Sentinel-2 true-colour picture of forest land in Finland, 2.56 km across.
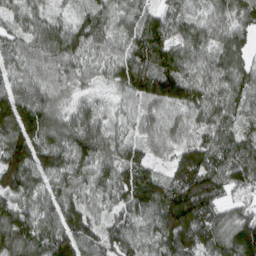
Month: March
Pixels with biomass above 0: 97%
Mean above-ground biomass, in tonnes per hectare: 96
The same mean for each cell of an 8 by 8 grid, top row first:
62 62 46 57 75 75 71 93
75 116 100 65 129 91 67 60
83 84 54 71 158 136 89 100
170 110 65 40 85 81 114 93
141 105 102 83 63 86 118 93
156 84 82 96 94 95 96 101
93 103 114 76 96 145 108 71
132 126 135 106 92 139 102 135
